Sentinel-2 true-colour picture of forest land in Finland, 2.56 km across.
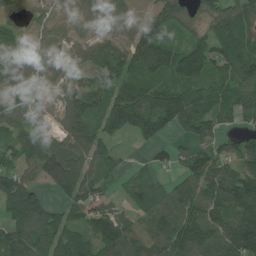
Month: July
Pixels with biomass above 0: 86%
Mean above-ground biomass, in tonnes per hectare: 96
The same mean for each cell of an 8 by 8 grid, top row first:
47 49 53 66 51 98 64 97
85 60 63 85 143 84 114 111
107 62 55 100 103 102 97 125
99 50 117 145 164 147 101 98
88 103 130 65 37 47 96 62
96 112 162 50 42 53 135 124
139 99 99 56 65 106 112 136
115 96 103 138 88 131 124 164
